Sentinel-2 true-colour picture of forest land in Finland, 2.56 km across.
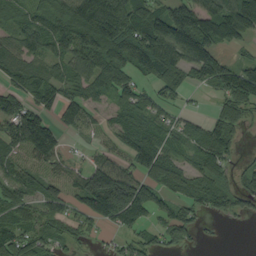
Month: September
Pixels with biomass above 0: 77%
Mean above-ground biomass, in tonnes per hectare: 81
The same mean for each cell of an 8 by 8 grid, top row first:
66 93 146 156 97 147 124 173
76 79 117 152 158 162 140 39
68 90 81 98 45 65 71 107
133 64 79 41 64 30 17 59
89 140 9 32 119 55 83 22
58 58 73 179 96 74 68 45
72 60 50 157 101 64 60 48
82 60 26 20 52 57 5 0
